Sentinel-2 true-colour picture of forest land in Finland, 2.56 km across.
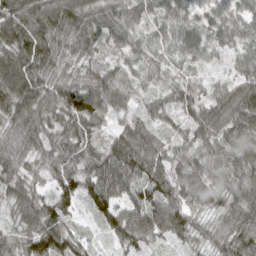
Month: March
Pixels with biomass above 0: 99%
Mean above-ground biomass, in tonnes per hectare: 72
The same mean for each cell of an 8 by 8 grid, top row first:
98 89 90 76 64 67 60 59
83 78 77 58 51 60 65 57
75 71 61 72 49 47 36 62
75 78 85 60 53 59 66 81
64 64 78 70 88 58 68 81
74 70 104 100 88 81 63 84
70 92 46 98 101 93 56 89
76 103 47 44 72 59 54 90
